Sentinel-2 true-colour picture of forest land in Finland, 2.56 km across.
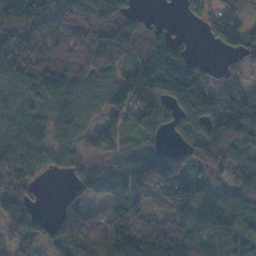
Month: November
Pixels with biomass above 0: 85%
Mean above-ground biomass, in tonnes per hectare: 94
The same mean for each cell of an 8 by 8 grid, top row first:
178 119 100 122 37 15 64 61
167 97 118 138 96 104 14 85
119 144 101 88 160 170 62 37
56 60 79 73 109 85 108 127
86 82 55 60 61 62 135 126
81 23 61 98 131 143 68 97
105 13 131 91 92 100 102 93
62 82 179 139 113 103 71 71
